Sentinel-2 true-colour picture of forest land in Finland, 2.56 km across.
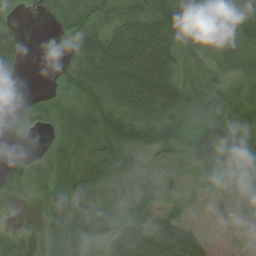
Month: August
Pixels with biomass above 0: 74%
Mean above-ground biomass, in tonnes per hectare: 41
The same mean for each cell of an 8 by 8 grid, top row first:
9 14 42 38 61 78 51 56
44 0 45 99 123 48 18 28
21 2 50 73 120 43 9 18
14 15 44 62 55 49 27 30
2 9 45 65 52 41 78 57
28 20 47 51 26 12 27 57
4 16 39 37 37 19 12 10
29 22 71 63 89 110 35 8
